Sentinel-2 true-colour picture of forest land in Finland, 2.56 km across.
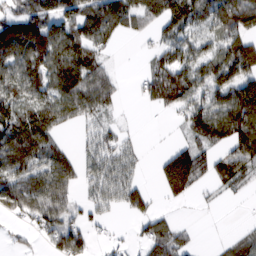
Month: February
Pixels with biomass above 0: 67%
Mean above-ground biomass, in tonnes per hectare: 66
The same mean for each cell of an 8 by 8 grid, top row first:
70 81 89 104 64 114 78 90
127 127 98 25 10 83 53 101
101 99 121 40 43 93 89 130
74 96 74 26 6 42 101 150
103 79 21 51 9 28 56 106
86 92 58 76 15 146 58 56
67 103 42 31 49 10 8 1
15 42 73 18 45 52 2 32
